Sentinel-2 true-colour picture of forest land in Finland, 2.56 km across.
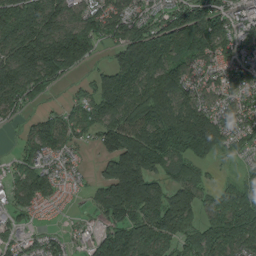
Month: August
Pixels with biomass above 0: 86%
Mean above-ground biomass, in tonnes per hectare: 125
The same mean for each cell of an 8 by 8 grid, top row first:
161 150 97 120 94 133 161 85
186 234 211 82 196 148 123 102
175 159 31 105 133 157 91 98
69 42 80 130 158 177 146 88
30 121 50 123 202 202 256 67
72 114 31 172 208 118 41 57
76 54 14 173 212 216 107 203
65 77 25 149 145 135 168 165
